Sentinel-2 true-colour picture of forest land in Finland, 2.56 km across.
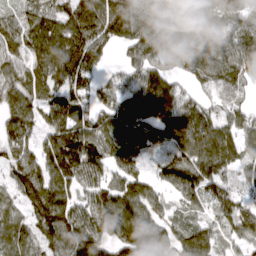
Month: April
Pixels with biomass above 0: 90%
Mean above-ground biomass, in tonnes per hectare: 115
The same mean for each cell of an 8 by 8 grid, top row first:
72 99 166 217 125 65 90 89
106 145 175 89 138 105 143 116
101 122 157 73 137 97 91 105
104 98 126 128 177 184 95 83
118 95 153 115 128 141 167 92
91 124 121 81 75 104 126 55
62 165 109 147 111 55 67 103
93 90 167 121 152 104 112 77
